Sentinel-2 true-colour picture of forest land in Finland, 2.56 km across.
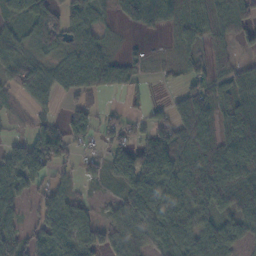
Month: November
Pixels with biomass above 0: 77%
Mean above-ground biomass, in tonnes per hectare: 59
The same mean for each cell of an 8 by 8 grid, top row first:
39 58 46 25 79 46 59 69
48 45 64 19 14 20 35 29
50 52 87 78 21 14 61 57
33 28 57 18 17 65 84 89
42 106 50 56 65 105 90 122
84 64 32 55 121 87 113 82
36 66 46 29 88 80 79 62
62 80 73 57 66 73 74 50
